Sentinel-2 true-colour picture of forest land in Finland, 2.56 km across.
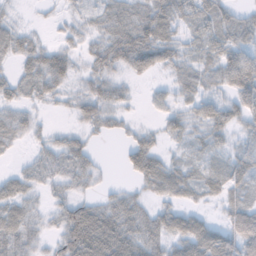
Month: November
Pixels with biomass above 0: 78%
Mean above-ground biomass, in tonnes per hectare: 35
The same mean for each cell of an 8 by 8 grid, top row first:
10 5 16 30 37 43 36 23
40 32 20 51 68 37 32 53
28 56 21 32 11 28 34 80
31 6 25 29 6 30 40 49
19 23 32 3 40 13 24 19
27 27 35 3 49 43 26 30
43 18 53 45 31 35 11 43
47 20 96 82 60 44 67 72
